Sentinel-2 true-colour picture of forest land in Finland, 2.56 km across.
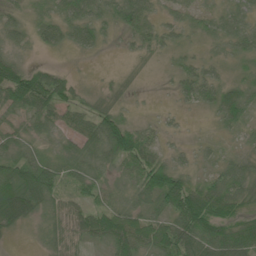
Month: June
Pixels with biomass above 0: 78%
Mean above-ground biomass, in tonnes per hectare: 40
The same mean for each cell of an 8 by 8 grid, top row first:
18 27 53 34 49 22 25 31
21 22 30 4 22 20 11 31
83 66 10 6 2 25 38 26
38 57 41 36 2 9 17 55
37 17 57 89 50 8 11 15
65 53 46 27 68 62 27 57
78 45 44 51 41 89 75 31
6 28 43 74 58 97 76 84
